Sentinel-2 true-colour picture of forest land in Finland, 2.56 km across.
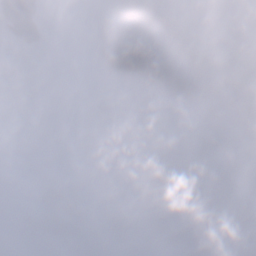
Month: January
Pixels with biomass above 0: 37%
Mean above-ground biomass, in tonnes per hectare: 42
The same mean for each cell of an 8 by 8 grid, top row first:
143 16 0 53 70 19 0 1
23 13 0 99 70 91 20 47
0 0 0 16 28 118 93 64
0 0 0 12 9 0 111 43
0 0 0 0 3 19 117 63
0 11 10 0 60 115 106 111
5 89 79 13 59 57 99 123
0 30 21 43 40 49 108 90
